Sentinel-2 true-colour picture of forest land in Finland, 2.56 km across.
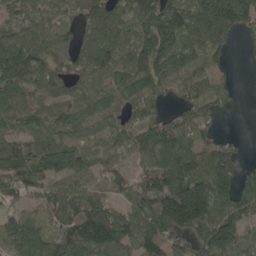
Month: May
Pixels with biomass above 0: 86%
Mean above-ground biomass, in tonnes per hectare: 97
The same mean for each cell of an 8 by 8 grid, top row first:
55 61 59 103 118 130 183 163
130 76 66 109 128 121 120 19
143 77 65 71 126 68 73 8
92 62 71 68 75 42 63 5
110 108 77 56 95 125 66 21
110 113 67 58 77 165 131 85
56 90 136 97 123 249 183 104
103 103 162 158 120 87 138 89
